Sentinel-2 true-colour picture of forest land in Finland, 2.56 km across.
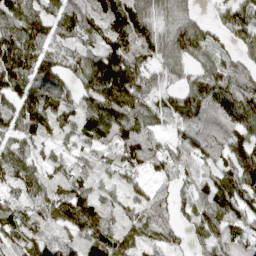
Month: April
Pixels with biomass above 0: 92%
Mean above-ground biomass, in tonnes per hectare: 94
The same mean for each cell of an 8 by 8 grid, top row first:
120 96 120 113 90 60 22 119
146 92 64 113 136 91 84 57
143 110 87 217 92 47 89 105
121 165 81 146 94 95 113 127
94 58 69 108 105 64 114 92
87 62 58 58 56 77 57 123
72 80 138 56 77 57 106 94
81 59 95 120 75 48 117 74
